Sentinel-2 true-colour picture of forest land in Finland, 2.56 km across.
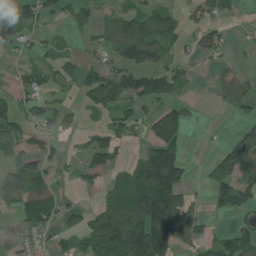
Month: July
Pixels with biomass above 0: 56%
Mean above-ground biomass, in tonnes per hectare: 64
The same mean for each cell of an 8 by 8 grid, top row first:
113 44 55 50 81 44 43 9
40 29 16 60 107 33 50 10
28 50 52 100 108 64 8 48
54 64 35 64 42 77 1 33
52 27 22 92 42 91 2 80
82 70 43 42 172 149 46 103
42 85 21 90 187 186 30 66
14 29 59 142 176 104 56 84
